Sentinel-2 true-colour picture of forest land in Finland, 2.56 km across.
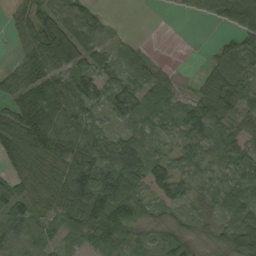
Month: September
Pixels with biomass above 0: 83%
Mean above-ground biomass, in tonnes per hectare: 59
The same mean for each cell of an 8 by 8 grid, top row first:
44 93 87 7 0 6 32 101
25 144 116 27 9 0 10 70
54 77 87 53 46 18 48 75
71 93 67 61 55 37 80 57
95 99 78 62 40 41 72 67
58 70 101 74 76 62 35 48
57 52 112 92 39 44 49 74
48 35 42 71 27 49 35 86
